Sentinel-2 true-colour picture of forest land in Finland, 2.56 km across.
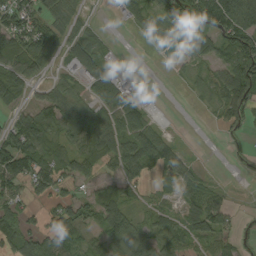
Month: August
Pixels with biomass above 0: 67%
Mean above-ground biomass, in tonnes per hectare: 53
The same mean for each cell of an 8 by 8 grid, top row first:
94 61 20 5 48 105 112 110
80 66 66 10 8 58 75 117
66 24 38 85 5 7 23 117
35 63 47 64 61 0 6 67
97 59 59 65 84 26 0 5
96 90 60 37 43 44 9 1
50 48 65 76 19 27 92 6
77 93 51 64 73 58 63 26
